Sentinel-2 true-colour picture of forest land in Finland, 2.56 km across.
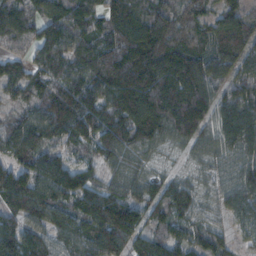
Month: November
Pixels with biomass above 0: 94%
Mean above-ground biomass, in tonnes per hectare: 96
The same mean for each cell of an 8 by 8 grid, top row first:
103 85 95 134 103 98 83 84
30 112 90 82 115 115 86 100
92 103 103 83 92 156 121 92
59 118 148 128 121 142 63 116
105 81 68 128 94 58 73 102
122 113 81 66 64 41 48 100
107 116 97 154 100 97 58 81
128 83 101 130 81 80 90 38
